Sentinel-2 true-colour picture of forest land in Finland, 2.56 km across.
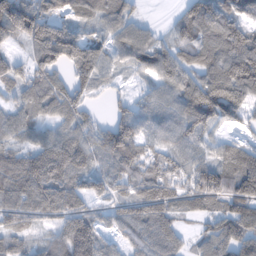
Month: February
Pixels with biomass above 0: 87%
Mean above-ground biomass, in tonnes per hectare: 87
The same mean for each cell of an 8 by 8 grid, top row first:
151 82 47 70 16 33 114 86
28 137 112 64 108 69 111 135
82 87 87 30 35 93 104 164
65 66 77 40 73 88 149 77
62 97 99 145 75 89 55 56
114 142 92 83 78 67 108 121
93 99 81 60 119 85 62 89
58 76 203 45 88 77 68 106
